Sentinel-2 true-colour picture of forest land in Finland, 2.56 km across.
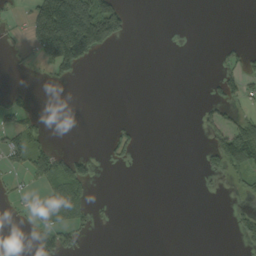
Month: September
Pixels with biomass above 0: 21%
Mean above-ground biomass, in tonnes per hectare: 35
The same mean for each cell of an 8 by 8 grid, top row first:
10 254 277 155 0 0 0 0
11 190 214 41 0 0 0 19
0 15 15 0 0 0 12 48
52 2 0 0 0 0 25 29
73 33 0 39 6 0 30 158
23 87 89 0 0 0 18 41
10 46 64 3 0 0 0 13
0 64 33 0 0 0 0 30
